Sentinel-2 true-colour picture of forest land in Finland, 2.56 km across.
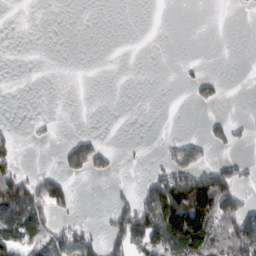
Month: February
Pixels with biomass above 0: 25%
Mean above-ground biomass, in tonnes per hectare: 33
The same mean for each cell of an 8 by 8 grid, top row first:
0 0 0 0 0 0 0 1
0 0 0 0 0 0 0 0
0 0 0 0 0 2 26 0
0 1 0 0 0 0 5 0
23 9 58 6 2 37 43 15
70 40 26 14 15 91 88 38
102 69 5 42 88 189 163 90
85 68 57 56 90 159 112 130
